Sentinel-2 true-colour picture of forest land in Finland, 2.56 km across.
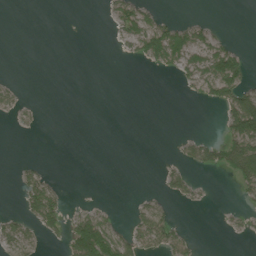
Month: July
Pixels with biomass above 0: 25%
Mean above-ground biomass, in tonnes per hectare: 23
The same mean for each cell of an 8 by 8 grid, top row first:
0 0 0 28 51 9 4 0
0 0 0 3 66 84 66 18
5 0 0 0 0 13 80 67
17 0 0 0 0 0 0 130
0 0 0 0 0 8 44 101
12 22 0 0 0 28 4 70
7 84 14 8 26 12 5 9
48 12 114 81 52 44 0 4
